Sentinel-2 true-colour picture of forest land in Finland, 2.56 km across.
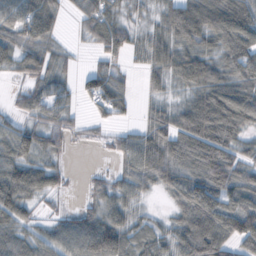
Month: October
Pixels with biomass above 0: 81%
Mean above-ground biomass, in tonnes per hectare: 62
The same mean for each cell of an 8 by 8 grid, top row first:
74 79 42 60 24 77 98 98
71 61 12 66 47 66 52 65
22 83 35 67 25 51 90 80
30 64 17 51 21 66 151 110
73 51 12 28 72 88 117 60
76 43 6 32 68 63 97 73
67 15 32 62 18 41 96 76
73 55 95 118 57 68 120 82
